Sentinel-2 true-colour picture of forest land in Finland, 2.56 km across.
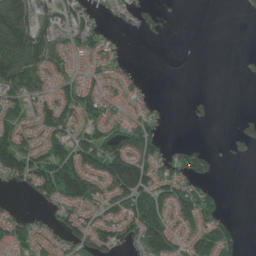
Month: June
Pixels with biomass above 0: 58%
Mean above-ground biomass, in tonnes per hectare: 49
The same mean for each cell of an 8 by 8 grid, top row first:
142 48 53 19 45 2 0 4
111 73 45 29 0 0 0 0
104 41 44 34 10 0 0 4
53 72 79 30 29 0 8 4
90 63 70 78 82 15 11 25
73 99 136 134 104 53 43 0
8 25 65 50 112 99 71 0
55 31 74 74 118 65 92 42
